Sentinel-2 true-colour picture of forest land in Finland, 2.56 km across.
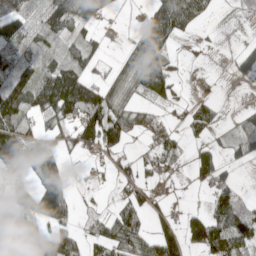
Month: May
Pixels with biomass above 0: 57%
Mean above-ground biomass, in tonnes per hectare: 57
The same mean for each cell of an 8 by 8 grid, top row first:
71 77 78 19 32 121 28 1
76 51 38 5 97 24 9 12
114 88 110 44 89 42 8 10
132 90 151 119 50 17 35 16
149 48 60 85 17 38 20 44
50 49 7 21 27 12 49 16
67 13 6 23 61 13 56 96
131 101 44 88 82 79 146 96
